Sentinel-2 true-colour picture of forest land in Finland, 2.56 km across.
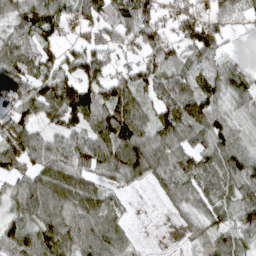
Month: April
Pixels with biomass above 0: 83%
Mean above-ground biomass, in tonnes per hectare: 69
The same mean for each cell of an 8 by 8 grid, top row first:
60 79 51 81 85 60 61 45
60 59 63 56 81 51 70 9
77 85 119 76 77 70 61 69
64 76 112 99 54 84 97 48
96 68 68 114 92 76 78 73
56 93 74 63 65 71 69 97
54 74 80 55 2 36 59 75
85 97 98 78 3 4 54 54
